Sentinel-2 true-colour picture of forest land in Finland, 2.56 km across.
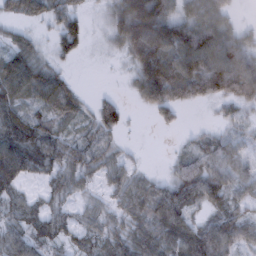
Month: February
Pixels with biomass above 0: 79%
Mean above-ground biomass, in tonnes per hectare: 64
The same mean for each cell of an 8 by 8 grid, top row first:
42 59 41 59 205 79 93 14
59 19 41 19 140 135 151 96
109 81 8 1 125 147 136 132
69 49 38 60 23 40 3 26
103 79 38 24 2 5 50 37
87 52 43 40 27 57 104 60
49 44 29 33 67 103 49 38
56 41 26 60 83 90 129 77
